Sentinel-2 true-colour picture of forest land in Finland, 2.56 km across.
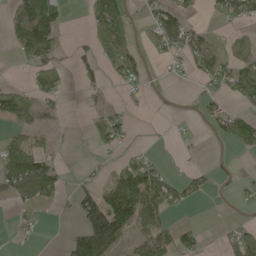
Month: May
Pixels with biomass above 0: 43%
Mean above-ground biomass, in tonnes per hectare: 40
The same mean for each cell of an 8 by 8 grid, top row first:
51 80 2 97 16 48 10 46
42 83 22 60 12 41 46 12
4 60 23 15 19 6 40 71
47 28 5 25 3 2 32 28
59 19 0 27 5 6 2 49
110 89 12 32 106 21 21 8
26 33 90 150 109 34 1 7
10 1 114 151 66 59 9 63
